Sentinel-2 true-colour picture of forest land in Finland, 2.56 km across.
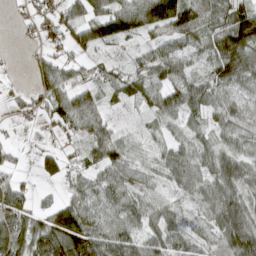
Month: March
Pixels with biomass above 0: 81%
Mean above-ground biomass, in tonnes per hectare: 58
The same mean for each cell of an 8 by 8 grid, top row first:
14 56 73 118 99 111 69 89
4 41 63 29 31 48 65 126
7 64 37 44 64 66 61 83
23 65 88 17 26 60 53 58
17 12 32 71 32 46 50 54
32 44 41 56 35 52 59 80
69 36 73 58 67 38 59 98
91 113 132 80 50 41 40 110
